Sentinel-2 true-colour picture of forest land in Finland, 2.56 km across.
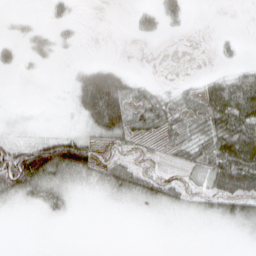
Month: April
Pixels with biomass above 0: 49%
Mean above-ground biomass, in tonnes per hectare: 27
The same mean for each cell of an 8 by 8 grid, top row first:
6 10 4 0 21 22 0 0
15 20 6 0 0 0 0 6
2 1 35 69 11 4 21 37
4 1 36 100 55 44 63 73
50 76 78 38 27 42 54 92
111 77 45 46 41 27 44 88
11 22 3 6 17 25 25 44
0 0 0 0 0 0 0 5
